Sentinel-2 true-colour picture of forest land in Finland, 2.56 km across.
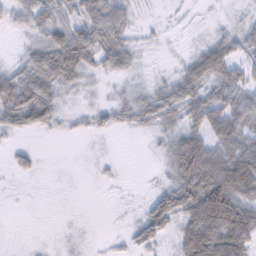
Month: February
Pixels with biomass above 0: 68%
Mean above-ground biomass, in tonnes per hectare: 40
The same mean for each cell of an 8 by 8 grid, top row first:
39 65 58 72 7 4 4 11
10 82 95 68 15 3 48 38
69 69 44 20 14 41 62 46
82 51 15 31 47 50 76 66
10 1 1 2 4 63 72 68
10 0 0 5 2 63 130 111
0 0 0 2 22 70 159 92
0 1 5 6 43 36 109 94
